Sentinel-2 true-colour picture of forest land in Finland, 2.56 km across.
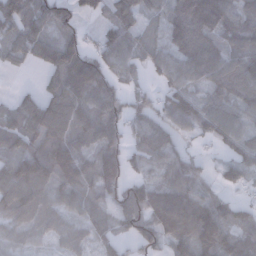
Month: December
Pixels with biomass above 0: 83%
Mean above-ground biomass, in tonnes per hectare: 91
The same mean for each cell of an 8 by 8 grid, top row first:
91 96 60 74 50 118 200 104
50 91 106 98 53 92 108 102
1 44 205 123 35 71 102 121
65 130 118 130 76 115 96 78
60 124 85 119 84 64 33 89
137 137 127 139 55 89 36 83
112 68 66 69 127 154 108 61
45 25 30 54 78 109 129 108
